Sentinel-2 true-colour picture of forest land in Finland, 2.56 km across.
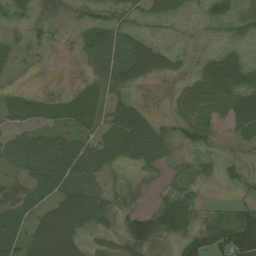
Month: August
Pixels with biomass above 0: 69%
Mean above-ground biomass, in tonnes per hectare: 39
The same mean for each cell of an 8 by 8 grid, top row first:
25 21 17 25 23 19 21 35
33 13 18 35 63 15 7 12
8 3 12 39 34 13 35 52
27 35 58 49 37 20 25 57
59 69 54 80 105 36 19 18
37 80 46 13 17 14 14 22
63 48 83 32 38 78 18 34
66 92 42 20 86 33 68 122
